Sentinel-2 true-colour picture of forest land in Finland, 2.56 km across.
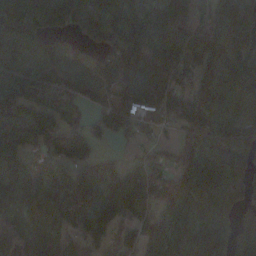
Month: November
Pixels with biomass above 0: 87%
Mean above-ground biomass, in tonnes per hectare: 134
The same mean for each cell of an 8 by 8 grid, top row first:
125 131 133 151 97 176 147 169
93 97 81 119 144 190 224 158
167 190 160 135 191 150 152 145
187 173 68 110 106 121 190 119
188 115 111 37 56 81 173 150
184 142 143 141 112 139 179 82
114 144 185 135 85 166 105 80
136 156 101 60 129 123 112 88
